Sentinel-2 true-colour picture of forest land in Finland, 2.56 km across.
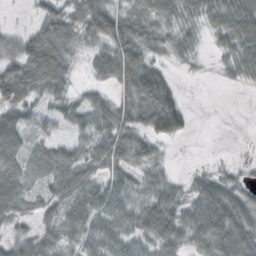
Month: October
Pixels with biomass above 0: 79%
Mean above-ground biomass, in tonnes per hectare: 42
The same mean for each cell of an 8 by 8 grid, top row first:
3 61 56 60 46 43 40 65
54 89 29 58 50 32 12 53
103 74 11 45 79 14 3 22
58 28 40 54 57 70 0 0
50 31 36 65 37 12 0 0
56 39 54 41 30 9 25 17
44 32 44 58 48 52 66 51
34 26 39 60 47 59 64 65
